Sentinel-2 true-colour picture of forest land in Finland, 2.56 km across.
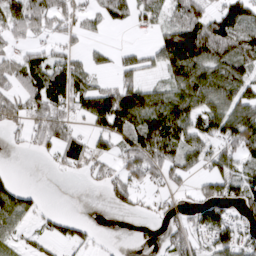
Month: March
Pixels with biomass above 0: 63%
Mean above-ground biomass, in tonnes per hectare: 70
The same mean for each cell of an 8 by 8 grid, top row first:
111 124 63 71 51 77 91 93
48 44 28 25 26 163 150 122
95 161 90 33 51 86 122 108
72 117 48 155 118 114 92 112
16 65 74 49 126 101 73 115
14 4 21 53 76 58 68 93
92 6 0 17 19 31 86 54
35 29 34 1 9 60 55 72
